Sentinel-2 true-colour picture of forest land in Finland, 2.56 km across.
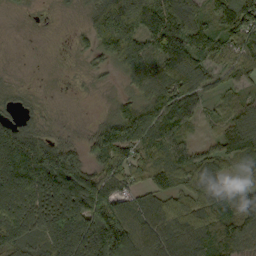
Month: September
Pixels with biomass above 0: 86%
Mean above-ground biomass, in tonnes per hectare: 89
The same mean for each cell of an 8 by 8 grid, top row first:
6 3 13 141 167 135 69 138
0 1 21 93 96 186 79 76
6 2 6 12 100 130 59 55
33 10 1 32 123 137 34 83
164 94 38 164 95 90 31 107
198 197 131 95 66 84 85 37
157 148 166 142 80 78 95 93
131 130 170 210 91 102 88 95
